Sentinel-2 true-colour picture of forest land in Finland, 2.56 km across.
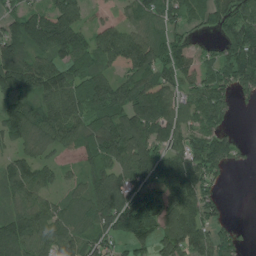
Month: July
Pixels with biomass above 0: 81%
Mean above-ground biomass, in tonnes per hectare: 91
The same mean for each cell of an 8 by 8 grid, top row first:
69 102 64 16 85 79 70 118
110 110 101 101 111 87 25 155
139 118 94 68 91 71 81 113
123 130 108 128 162 93 118 12
56 84 83 142 117 92 109 32
100 55 54 109 90 125 71 0
85 68 80 144 118 131 78 0
171 95 90 59 60 123 98 35
